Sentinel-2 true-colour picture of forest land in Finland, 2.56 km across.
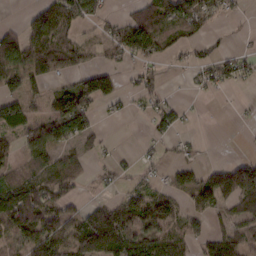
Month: February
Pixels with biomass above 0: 57%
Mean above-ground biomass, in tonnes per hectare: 55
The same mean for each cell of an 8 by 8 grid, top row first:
1 88 87 16 75 75 56 14
112 89 55 47 102 38 25 11
64 69 78 70 32 1 35 29
73 48 139 11 13 33 0 2
31 83 56 5 9 18 1 0
46 69 45 23 23 50 59 122
117 70 31 71 89 46 57 58
50 116 125 134 99 69 62 70
